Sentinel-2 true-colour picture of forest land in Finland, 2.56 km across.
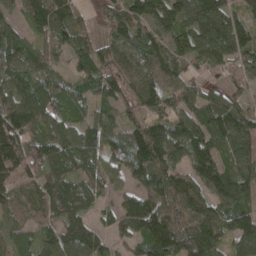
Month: April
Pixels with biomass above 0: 90%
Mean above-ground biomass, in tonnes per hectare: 92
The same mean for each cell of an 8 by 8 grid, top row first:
48 120 39 60 112 118 147 85
84 66 62 90 102 82 122 92
86 81 67 110 118 83 49 62
140 112 55 62 83 77 86 76
136 114 102 80 160 114 98 93
109 113 72 75 120 117 112 93
67 91 86 44 58 107 113 84
56 64 143 54 84 104 150 111
